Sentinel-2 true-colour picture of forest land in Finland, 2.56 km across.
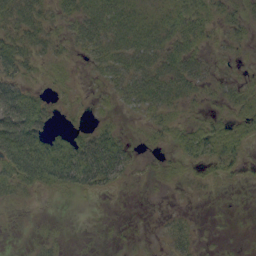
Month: September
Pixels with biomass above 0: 62%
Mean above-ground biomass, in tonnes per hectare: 21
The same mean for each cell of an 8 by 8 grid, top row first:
38 22 34 39 24 26 23 18
40 21 20 35 39 30 13 12
37 11 4 25 39 41 16 10
62 21 5 8 18 14 9 22
70 36 33 44 7 17 34 23
45 49 52 37 4 9 12 8
6 1 1 1 1 3 1 1
1 8 1 2 3 26 2 1
